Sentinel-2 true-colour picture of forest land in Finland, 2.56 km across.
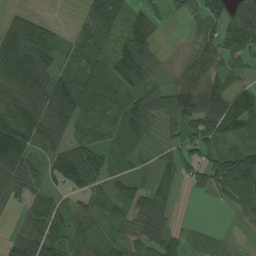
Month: August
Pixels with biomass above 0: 82%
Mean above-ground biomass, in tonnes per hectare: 71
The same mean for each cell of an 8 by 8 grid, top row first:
52 18 29 97 50 15 46 83
156 118 64 59 89 4 50 64
167 133 101 103 63 46 96 49
112 126 86 59 115 98 98 101
167 72 83 50 44 50 79 49
85 55 126 55 39 75 84 123
29 86 46 56 104 32 3 41
59 94 56 44 78 45 12 5
